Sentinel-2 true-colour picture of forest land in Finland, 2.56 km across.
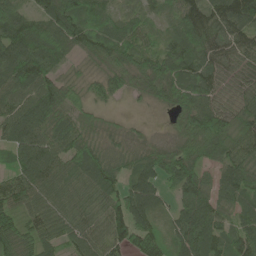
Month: June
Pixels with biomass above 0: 95%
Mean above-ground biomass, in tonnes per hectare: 89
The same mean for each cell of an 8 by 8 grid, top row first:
90 108 109 68 55 77 112 145
141 127 75 103 70 97 108 89
131 88 26 64 73 123 95 64
106 117 59 15 8 67 104 83
101 102 93 43 42 63 135 93
72 116 93 96 113 118 62 113
75 76 76 87 126 73 118 87
99 63 81 101 99 79 116 100
